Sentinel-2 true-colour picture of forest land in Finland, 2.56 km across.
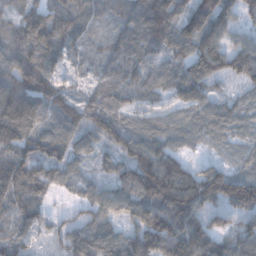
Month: December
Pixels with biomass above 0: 93%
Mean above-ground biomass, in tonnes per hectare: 92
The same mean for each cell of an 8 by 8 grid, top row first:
71 106 98 75 154 119 155 61
112 120 56 77 122 106 123 86
159 106 26 85 82 102 116 66
171 110 90 80 50 49 60 50
131 96 66 67 89 52 32 37
130 87 49 60 146 139 99 79
82 42 47 61 118 160 93 113
63 31 84 70 135 185 137 95
